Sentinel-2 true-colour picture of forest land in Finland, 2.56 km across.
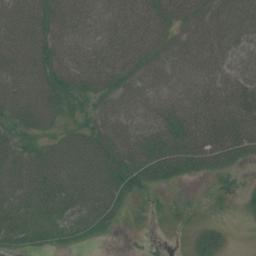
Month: July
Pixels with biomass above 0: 85%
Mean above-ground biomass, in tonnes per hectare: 53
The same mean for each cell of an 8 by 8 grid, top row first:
74 71 61 64 62 60 57 45
79 79 74 75 64 44 42 46
82 80 66 57 44 43 55 63
65 70 32 47 52 63 77 81
38 35 63 58 73 76 84 79
82 85 89 76 57 48 34 22
69 65 63 55 9 8 5 10
41 37 24 5 3 0 34 0
